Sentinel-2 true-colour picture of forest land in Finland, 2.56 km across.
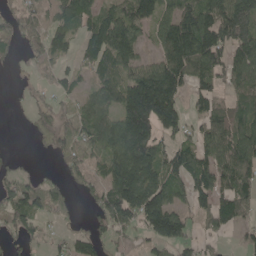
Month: May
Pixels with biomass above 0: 69%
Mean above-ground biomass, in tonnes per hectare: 92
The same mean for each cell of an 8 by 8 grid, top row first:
52 47 97 102 116 121 129 191
38 68 68 138 36 185 185 127
7 17 41 89 162 130 83 96
7 52 60 90 266 126 109 80
2 41 102 119 197 78 104 153
57 23 50 110 164 101 126 127
117 85 16 142 200 97 77 85
33 26 75 53 41 119 25 23
